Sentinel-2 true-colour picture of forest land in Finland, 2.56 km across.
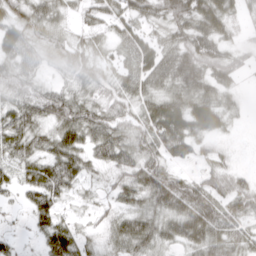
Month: March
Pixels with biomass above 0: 87%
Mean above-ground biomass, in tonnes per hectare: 44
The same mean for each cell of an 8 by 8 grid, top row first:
44 46 23 45 43 65 78 26
54 38 37 28 54 53 62 27
52 20 34 29 52 59 55 20
53 53 57 41 44 65 64 16
52 43 53 69 56 59 23 8
30 69 44 25 63 39 40 28
11 46 13 25 47 65 68 53
18 41 38 34 62 46 61 39
